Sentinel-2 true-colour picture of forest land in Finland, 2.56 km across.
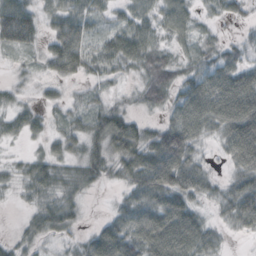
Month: October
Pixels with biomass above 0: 84%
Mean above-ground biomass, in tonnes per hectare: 45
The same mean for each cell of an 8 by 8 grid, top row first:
99 32 53 25 33 48 13 17
54 37 73 54 52 24 21 25
10 25 26 19 30 39 73 87
26 17 25 45 16 57 93 109
8 19 35 63 61 114 18 100
15 45 42 23 78 92 28 46
4 39 23 14 69 83 16 66
17 22 19 88 85 110 50 6
